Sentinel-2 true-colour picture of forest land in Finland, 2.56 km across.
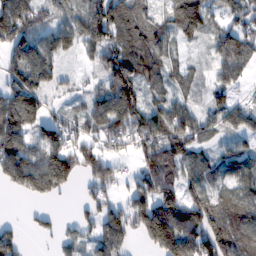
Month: February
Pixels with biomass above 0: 78%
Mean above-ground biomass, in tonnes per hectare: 94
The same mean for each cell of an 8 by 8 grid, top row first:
165 79 80 136 76 99 82 81
121 103 65 121 120 43 38 131
101 75 19 151 91 60 34 68
153 54 48 134 115 93 65 78
126 122 84 68 118 144 46 49
121 166 77 72 122 110 76 91
1 16 32 81 146 159 156 125
66 20 60 116 70 196 161 139
